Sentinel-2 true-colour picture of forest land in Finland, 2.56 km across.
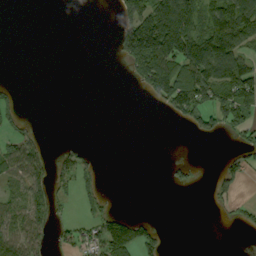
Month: September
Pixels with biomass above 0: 35%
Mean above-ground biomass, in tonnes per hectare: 47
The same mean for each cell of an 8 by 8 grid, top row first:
0 0 0 18 156 211 98 139
0 0 0 19 217 160 137 90
2 0 0 0 86 135 126 140
25 0 0 0 0 72 113 114
59 15 15 0 0 0 5 39
66 64 51 0 0 18 4 44
60 77 14 18 0 0 6 29
91 44 59 124 62 0 0 1
